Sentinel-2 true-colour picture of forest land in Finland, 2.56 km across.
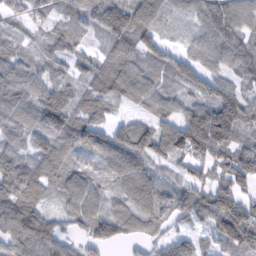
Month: February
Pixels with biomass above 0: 91%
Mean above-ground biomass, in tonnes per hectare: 81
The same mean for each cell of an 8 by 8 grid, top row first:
38 46 66 120 103 35 40 83
56 52 42 82 89 35 61 74
102 68 57 106 88 70 72 63
88 134 78 35 42 62 123 119
70 111 104 119 117 127 175 77
128 96 78 69 88 45 55 98
126 47 92 60 103 81 97 106
105 115 44 66 48 51 37 109
